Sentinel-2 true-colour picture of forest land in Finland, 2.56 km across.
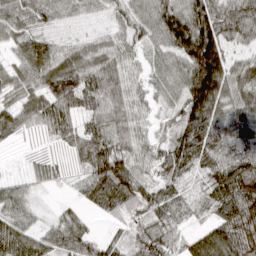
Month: March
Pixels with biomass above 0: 92%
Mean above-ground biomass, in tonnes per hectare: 64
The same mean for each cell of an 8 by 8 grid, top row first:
62 46 27 30 56 119 116 90
38 41 37 33 39 104 192 41
53 81 85 65 32 59 185 87
53 74 51 65 28 42 123 84
15 21 56 65 40 71 79 68
15 34 28 110 45 47 55 110
55 10 25 61 63 43 41 105
102 62 66 24 72 52 102 115
